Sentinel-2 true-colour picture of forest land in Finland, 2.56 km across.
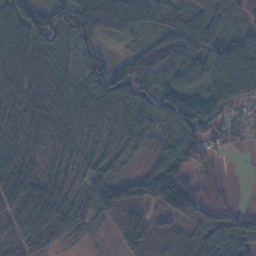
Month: November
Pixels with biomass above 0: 88%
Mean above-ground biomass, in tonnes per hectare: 65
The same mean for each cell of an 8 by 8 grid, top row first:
81 81 108 111 56 59 83 32
63 56 59 12 51 95 91 88
64 47 50 117 94 81 70 103
52 44 54 59 66 107 87 32
53 32 40 43 33 84 74 23
62 31 30 49 70 140 46 1
48 64 32 100 96 144 93 29
42 33 20 20 105 78 85 87
